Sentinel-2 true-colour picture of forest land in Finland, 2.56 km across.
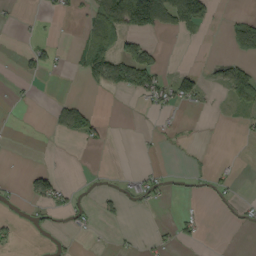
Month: September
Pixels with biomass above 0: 21%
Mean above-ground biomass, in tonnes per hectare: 20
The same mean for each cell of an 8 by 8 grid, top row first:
5 5 12 102 147 87 31 17
3 30 35 78 51 0 0 47
6 6 10 61 47 45 16 57
2 8 49 0 5 14 3 15
0 0 10 4 2 5 2 2
2 39 1 3 23 4 16 6
5 30 13 13 10 3 5 12
14 2 5 2 5 18 2 0
